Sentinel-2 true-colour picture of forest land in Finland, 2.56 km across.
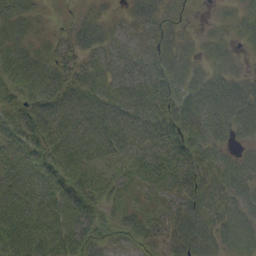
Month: September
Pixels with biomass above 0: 92%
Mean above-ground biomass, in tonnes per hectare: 40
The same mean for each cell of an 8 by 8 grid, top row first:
47 9 19 16 47 18 5 27
40 25 44 31 27 47 24 18
52 53 47 41 43 49 48 34
38 60 59 55 46 56 51 60
39 52 49 46 36 41 44 23
38 42 45 30 31 39 42 39
48 49 61 31 28 42 45 39
55 46 59 27 38 51 48 43
